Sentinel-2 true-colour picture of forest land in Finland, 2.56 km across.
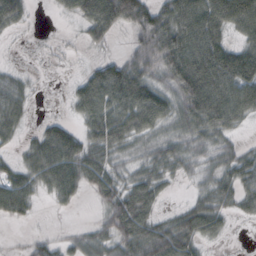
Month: October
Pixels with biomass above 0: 76%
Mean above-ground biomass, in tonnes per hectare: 52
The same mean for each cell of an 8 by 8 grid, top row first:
65 3 57 98 81 93 91 83
5 6 13 15 67 109 97 57
34 4 35 91 79 90 120 105
53 6 46 80 99 56 104 68
23 76 56 68 31 38 37 19
46 72 71 50 39 24 34 60
62 8 10 59 47 19 49 31
4 22 31 52 76 81 24 2
